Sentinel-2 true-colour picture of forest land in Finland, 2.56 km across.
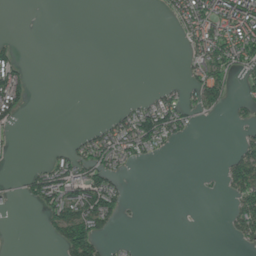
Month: June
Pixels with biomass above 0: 30%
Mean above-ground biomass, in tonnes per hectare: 37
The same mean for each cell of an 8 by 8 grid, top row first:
0 0 0 0 0 55 114 162
23 0 0 0 0 1 120 141
97 0 0 0 0 10 110 27
57 0 0 15 94 90 36 18
7 3 42 95 91 22 0 29
6 88 83 70 0 0 2 108
6 70 112 76 2 0 0 67
0 12 154 18 1 0 0 30
